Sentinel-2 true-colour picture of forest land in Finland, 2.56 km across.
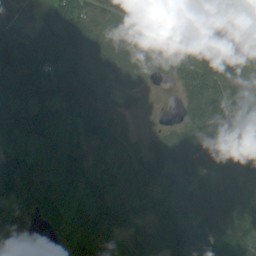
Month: August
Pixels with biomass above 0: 93%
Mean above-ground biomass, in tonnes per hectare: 84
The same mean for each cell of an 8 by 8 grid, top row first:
84 65 124 57 41 66 74 62
129 153 124 64 50 87 93 79
112 81 100 66 41 43 84 66
70 70 98 67 20 12 85 83
41 63 83 67 36 72 93 102
145 72 103 75 95 88 77 95
107 78 68 154 97 104 112 92
156 29 165 93 65 95 84 89
